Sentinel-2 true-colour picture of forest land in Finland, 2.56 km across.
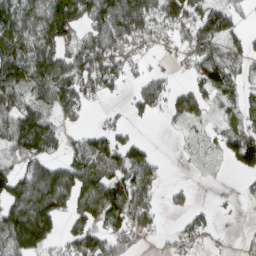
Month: March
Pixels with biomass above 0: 65%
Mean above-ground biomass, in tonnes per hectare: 81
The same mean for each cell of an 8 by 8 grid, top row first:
116 128 103 165 161 132 100 41
102 103 99 118 65 55 103 71
144 135 122 102 65 24 100 60
130 79 66 16 66 69 41 71
114 83 62 99 45 4 24 137
109 110 99 100 101 3 4 27
119 113 90 135 110 35 16 10
111 65 107 101 44 36 31 10
